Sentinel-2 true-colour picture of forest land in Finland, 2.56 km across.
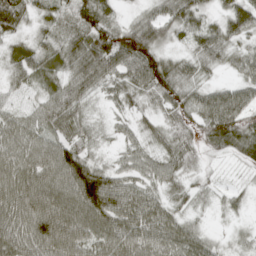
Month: April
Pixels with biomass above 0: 88%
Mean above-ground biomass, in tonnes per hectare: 54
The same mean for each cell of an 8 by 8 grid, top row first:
66 34 52 35 30 61 31 67
38 37 55 95 90 23 61 32
34 53 61 44 66 66 20 36
34 60 41 15 24 46 71 60
73 59 49 15 33 53 36 67
85 77 121 57 43 41 13 6
94 101 98 99 80 35 15 16
90 113 90 82 71 79 37 16
